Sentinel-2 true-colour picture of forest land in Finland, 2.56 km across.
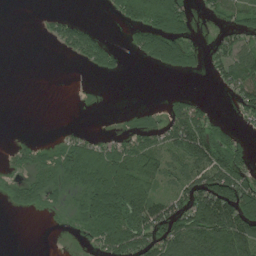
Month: July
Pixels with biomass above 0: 50%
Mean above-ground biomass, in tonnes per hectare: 50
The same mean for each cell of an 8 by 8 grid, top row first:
0 10 6 20 110 106 20 43
0 5 62 27 59 91 16 62
0 0 1 5 0 2 10 90
0 0 3 1 16 46 30 32
13 16 51 46 52 74 108 32
24 50 82 135 106 46 110 88
20 18 41 111 136 70 146 144
0 0 12 108 102 111 120 129
